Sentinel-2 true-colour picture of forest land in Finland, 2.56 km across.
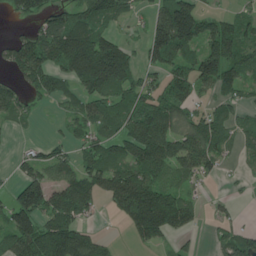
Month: June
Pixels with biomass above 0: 68%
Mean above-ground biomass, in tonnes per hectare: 92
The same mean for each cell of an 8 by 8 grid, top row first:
49 99 126 91 36 194 71 59
82 143 207 144 76 155 107 125
52 94 125 190 81 105 93 78
57 7 58 104 168 120 69 38
8 47 53 78 188 130 106 48
39 75 108 123 118 69 50 14
122 152 133 38 195 142 14 9
106 166 122 21 63 34 13 88
